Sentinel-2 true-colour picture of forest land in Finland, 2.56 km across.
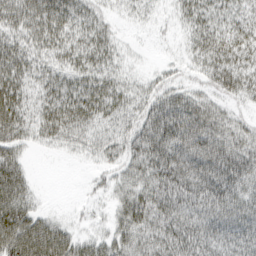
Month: March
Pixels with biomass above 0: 82%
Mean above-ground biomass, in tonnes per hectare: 44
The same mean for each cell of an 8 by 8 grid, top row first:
46 57 45 17 20 20 43 34
41 46 51 29 3 7 53 51
50 40 45 36 15 19 32 44
56 52 62 48 40 70 48 17
44 25 36 39 56 75 77 51
58 0 2 22 49 69 79 64
76 8 7 23 60 58 62 52
79 79 34 42 48 65 68 76
